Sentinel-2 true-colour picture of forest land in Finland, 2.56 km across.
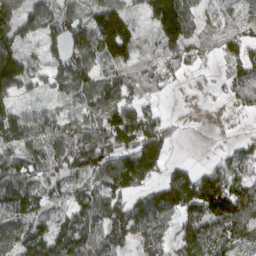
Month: March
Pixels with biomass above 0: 82%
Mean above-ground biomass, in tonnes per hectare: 83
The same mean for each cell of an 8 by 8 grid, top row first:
85 79 75 132 53 169 35 49
87 48 114 154 49 106 67 87
125 56 115 81 85 27 5 74
74 43 75 114 70 5 7 22
90 89 122 110 121 22 2 36
118 97 88 112 109 77 77 77
84 58 84 90 99 124 158 132
94 117 130 100 62 71 124 96
